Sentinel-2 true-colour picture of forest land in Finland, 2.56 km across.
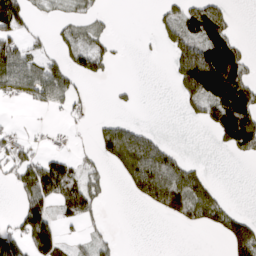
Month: March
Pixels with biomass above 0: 42%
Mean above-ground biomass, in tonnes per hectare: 55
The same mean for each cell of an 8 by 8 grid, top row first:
115 13 37 8 0 49 143 5
77 24 68 29 3 79 111 54
103 107 38 10 0 57 173 107
1 24 25 8 1 5 77 142
46 9 6 98 101 11 3 105
54 179 65 17 176 126 30 0
28 76 103 1 28 97 86 11
87 158 22 22 0 0 1 113
